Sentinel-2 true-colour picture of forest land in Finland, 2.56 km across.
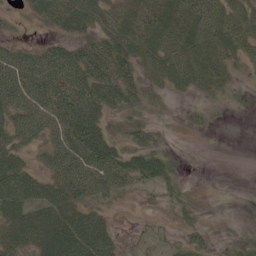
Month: June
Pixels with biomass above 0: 75%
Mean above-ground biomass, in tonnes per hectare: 37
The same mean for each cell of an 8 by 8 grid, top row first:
13 37 51 34 40 41 47 33
28 31 40 53 47 46 38 37
68 66 66 59 38 40 41 18
59 69 79 40 38 10 23 13
42 42 73 44 48 7 0 0
54 35 68 58 45 25 0 0
58 55 40 15 8 22 5 3
55 67 72 30 13 15 21 19
